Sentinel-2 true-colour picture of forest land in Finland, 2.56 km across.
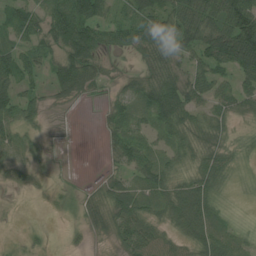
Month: July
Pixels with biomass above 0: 75%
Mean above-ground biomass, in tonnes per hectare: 43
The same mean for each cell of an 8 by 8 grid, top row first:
48 62 100 39 71 71 76 116
44 41 104 30 51 60 76 132
64 39 76 15 51 67 53 46
59 20 1 30 43 98 44 39
33 6 0 33 41 37 44 22
13 5 1 22 46 37 55 10
2 5 19 55 42 55 58 6
6 8 5 24 67 33 58 36
